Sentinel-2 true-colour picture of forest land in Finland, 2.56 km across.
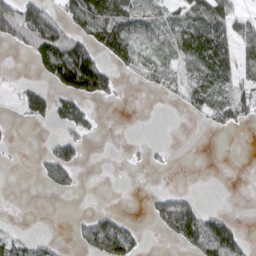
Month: March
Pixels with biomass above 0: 41%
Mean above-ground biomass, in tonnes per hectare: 42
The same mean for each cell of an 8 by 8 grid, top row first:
109 79 95 100 64 41 85 38
31 137 90 76 50 64 90 48
10 42 178 45 30 49 81 43
13 58 55 1 0 6 49 64
4 18 42 0 10 1 0 0
0 51 20 0 1 1 0 0
0 0 0 6 5 99 15 0
42 17 29 133 16 51 110 66
